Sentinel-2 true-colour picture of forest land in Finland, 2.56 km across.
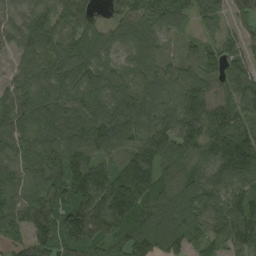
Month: September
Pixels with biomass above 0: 94%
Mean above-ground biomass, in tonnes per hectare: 112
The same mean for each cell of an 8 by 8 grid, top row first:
42 88 98 58 125 79 61 33
59 114 116 77 122 38 53 55
70 132 110 95 107 99 81 91
129 121 140 133 136 147 121 126
96 129 164 130 143 136 136 171
82 110 140 113 146 116 106 116
99 124 166 184 138 171 108 118
61 139 166 110 159 149 83 121
